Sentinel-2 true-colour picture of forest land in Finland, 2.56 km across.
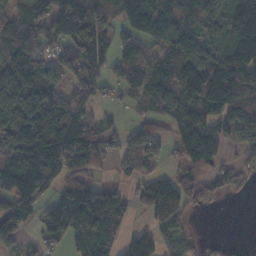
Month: November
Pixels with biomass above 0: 76%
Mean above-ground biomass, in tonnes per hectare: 100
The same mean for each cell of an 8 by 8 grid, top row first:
106 108 168 102 141 113 122 115
125 75 142 63 75 137 80 127
146 104 91 56 127 180 208 169
171 159 79 19 45 135 107 121
156 149 133 56 132 78 123 52
161 124 86 25 68 64 67 40
97 62 157 111 58 124 22 0
90 47 79 65 106 102 19 3
